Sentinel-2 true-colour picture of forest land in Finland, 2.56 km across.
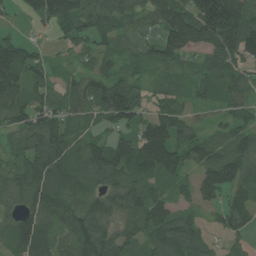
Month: July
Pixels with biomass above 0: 87%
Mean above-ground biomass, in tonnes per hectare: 86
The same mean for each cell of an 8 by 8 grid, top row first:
20 96 117 90 58 148 222 171
82 23 51 49 44 109 99 155
93 54 65 88 49 53 86 82
97 91 74 112 56 74 31 56
45 123 86 78 125 103 93 106
71 129 100 95 85 66 88 102
50 99 105 92 109 56 38 97
85 69 114 102 65 122 43 42
